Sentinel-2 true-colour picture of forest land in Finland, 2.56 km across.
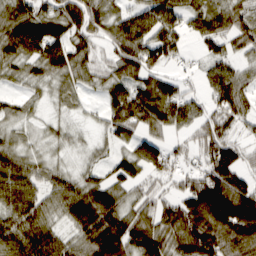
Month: March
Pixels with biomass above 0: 83%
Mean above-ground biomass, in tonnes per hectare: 75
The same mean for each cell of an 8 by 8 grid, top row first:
111 91 110 68 82 65 91 62
109 148 74 62 99 60 47 45
33 53 53 61 79 42 56 61
30 13 16 76 115 95 66 78
36 19 15 37 72 31 91 57
84 40 41 57 52 51 115 88
84 54 119 106 53 89 188 157
80 78 70 143 97 95 137 127
